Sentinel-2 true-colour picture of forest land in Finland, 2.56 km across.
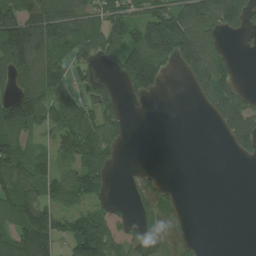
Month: July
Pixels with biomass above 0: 59%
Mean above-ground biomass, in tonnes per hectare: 79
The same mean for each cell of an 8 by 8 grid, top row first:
140 128 95 93 93 139 107 105
186 122 91 71 168 185 116 8
85 141 38 22 147 6 123 25
165 134 124 55 1 0 32 126
94 52 180 65 0 0 0 80
134 84 111 27 45 0 0 0
118 85 66 37 66 46 0 0
120 147 156 117 107 68 2 0
